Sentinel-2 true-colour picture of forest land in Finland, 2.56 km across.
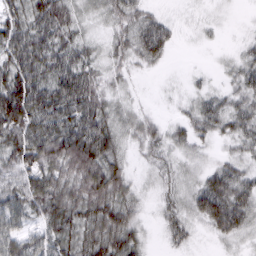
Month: March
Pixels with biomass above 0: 87%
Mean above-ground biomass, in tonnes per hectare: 52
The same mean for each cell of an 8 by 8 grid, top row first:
58 85 30 40 34 9 11 4
82 75 48 34 58 14 6 15
96 73 85 26 6 4 9 38
125 96 87 43 17 12 49 46
88 103 101 64 42 30 25 38
72 86 95 87 12 29 44 46
72 96 82 89 21 40 87 79
69 65 80 91 30 36 12 27
